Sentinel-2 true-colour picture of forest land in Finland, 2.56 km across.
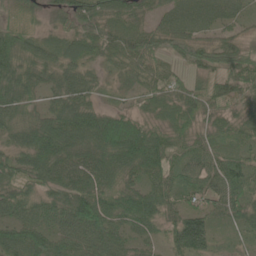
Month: June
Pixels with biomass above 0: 95%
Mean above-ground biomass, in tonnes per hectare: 61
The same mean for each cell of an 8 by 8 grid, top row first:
37 34 67 61 39 65 66 39
81 46 60 51 61 41 50 46
89 52 64 22 44 38 44 61
68 49 86 34 32 65 48 46
57 88 81 97 101 52 47 49
65 69 75 75 58 49 68 73
69 73 114 80 83 51 52 56
83 74 80 75 37 77 72 23
